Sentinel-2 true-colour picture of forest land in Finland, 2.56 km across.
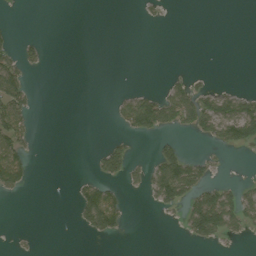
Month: August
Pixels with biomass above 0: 21%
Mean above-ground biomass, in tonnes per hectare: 26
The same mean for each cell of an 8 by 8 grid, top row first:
1 0 0 0 8 0 0 0
29 8 0 0 0 0 0 0
74 0 0 0 0 17 8 1
82 0 0 13 114 83 85 99
69 0 0 28 0 32 17 70
72 0 9 38 33 132 32 5
0 0 54 78 4 32 161 83
3 0 2 13 0 1 51 12
